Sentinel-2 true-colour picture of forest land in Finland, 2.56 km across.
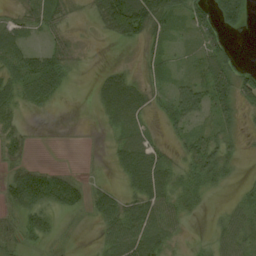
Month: August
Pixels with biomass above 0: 64%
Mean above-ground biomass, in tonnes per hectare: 29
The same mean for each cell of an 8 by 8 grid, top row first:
18 41 5 76 89 37 45 58
42 30 7 3 18 9 45 4
43 59 4 46 18 17 57 52
23 8 0 40 28 44 39 32
18 0 0 13 36 15 44 15
35 54 11 7 58 29 45 7
31 43 23 45 50 34 7 21
23 15 1 32 46 12 11 36
